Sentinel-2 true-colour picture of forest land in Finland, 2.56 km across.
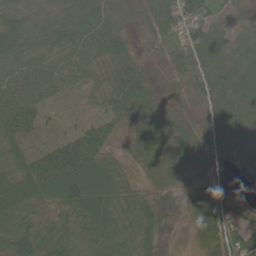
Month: June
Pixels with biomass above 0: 95%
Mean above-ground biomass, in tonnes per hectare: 46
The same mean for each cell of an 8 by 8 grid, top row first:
46 49 68 44 39 98 52 17
61 45 46 58 20 49 85 43
58 59 31 48 55 34 49 67
69 19 8 42 49 33 25 45
35 30 71 28 55 41 29 37
53 76 78 43 21 15 25 14
55 28 70 57 48 25 64 21
65 54 42 52 42 13 57 77
